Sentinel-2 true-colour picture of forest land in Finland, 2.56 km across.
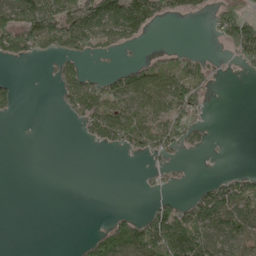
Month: May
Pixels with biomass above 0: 40%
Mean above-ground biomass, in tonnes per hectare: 49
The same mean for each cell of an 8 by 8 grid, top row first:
112 136 129 148 105 33 21 74
100 65 91 54 8 21 1 97
12 5 92 55 81 84 38 2
18 0 83 121 89 71 21 0
0 0 6 61 81 57 18 0
0 0 0 0 9 11 5 31
0 0 0 3 17 68 107 88
0 0 12 119 146 131 93 78
